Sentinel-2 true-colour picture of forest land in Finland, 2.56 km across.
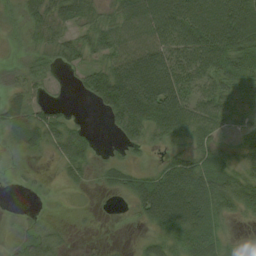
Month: August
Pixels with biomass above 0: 74%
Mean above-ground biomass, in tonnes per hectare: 42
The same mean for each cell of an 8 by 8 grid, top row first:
12 49 51 39 86 85 82 88
6 29 39 54 73 63 81 62
20 21 24 76 119 78 48 40
44 28 5 52 86 83 52 20
34 35 37 9 28 24 29 25
4 3 21 32 40 94 77 43
3 2 3 3 67 119 72 43
11 28 3 4 13 40 57 8
